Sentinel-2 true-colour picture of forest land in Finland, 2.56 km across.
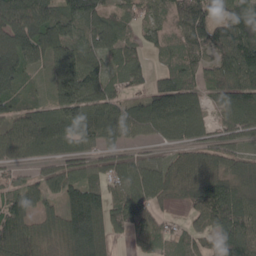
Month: April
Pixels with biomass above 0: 87%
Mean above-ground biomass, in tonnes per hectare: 96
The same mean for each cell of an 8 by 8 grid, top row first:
163 144 129 65 78 92 129 115
137 151 103 81 61 79 91 157
101 65 168 73 49 93 68 124
82 78 118 100 98 144 58 115
114 130 78 61 35 62 82 58
44 72 78 87 133 100 117 90
122 50 134 103 111 21 119 120
132 83 144 55 54 58 59 123
